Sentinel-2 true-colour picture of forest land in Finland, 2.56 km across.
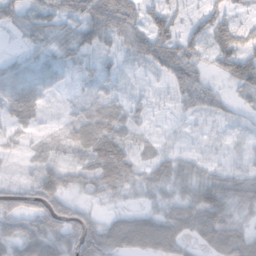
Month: November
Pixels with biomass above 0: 79%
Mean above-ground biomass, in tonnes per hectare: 43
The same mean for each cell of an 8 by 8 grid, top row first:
44 48 59 94 49 42 56 23
7 29 38 33 69 71 39 69
58 49 11 24 8 49 25 69
66 14 27 48 19 14 39 20
15 20 53 80 11 8 9 11
8 65 34 66 25 43 35 36
78 85 39 9 16 45 86 37
60 81 95 55 49 51 54 59
